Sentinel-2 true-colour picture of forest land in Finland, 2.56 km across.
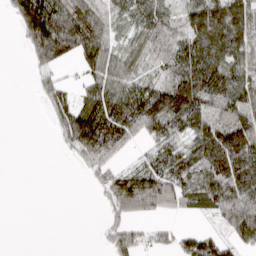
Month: March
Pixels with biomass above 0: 66%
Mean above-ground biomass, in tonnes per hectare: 64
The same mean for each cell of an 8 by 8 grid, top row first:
60 143 86 57 57 39 104 102
4 148 107 58 48 68 127 102
0 41 25 74 54 82 140 86
0 25 95 104 135 132 80 96
0 1 103 103 35 52 115 147
0 0 7 65 96 81 92 130
0 0 0 51 88 47 49 118
0 0 0 44 38 42 79 63
